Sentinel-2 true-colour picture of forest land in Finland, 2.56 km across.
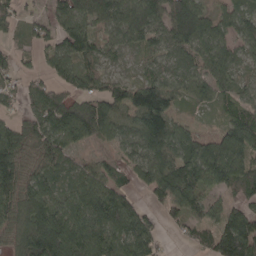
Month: April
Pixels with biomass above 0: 85%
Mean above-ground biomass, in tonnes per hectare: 84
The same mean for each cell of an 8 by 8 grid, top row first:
50 51 108 114 133 157 63 60
28 57 99 51 54 78 83 47
42 53 72 46 58 72 75 37
30 96 118 95 157 57 19 67
99 92 65 55 124 120 76 124
111 82 67 59 73 129 91 94
96 122 115 140 46 77 60 61
70 204 141 113 106 14 63 173
